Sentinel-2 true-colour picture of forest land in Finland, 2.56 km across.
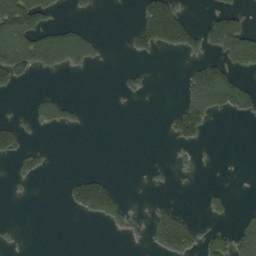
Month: September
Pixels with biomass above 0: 24%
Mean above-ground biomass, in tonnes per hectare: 36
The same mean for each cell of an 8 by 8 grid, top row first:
153 56 5 0 76 109 24 45
130 139 130 2 48 65 52 135
51 2 0 0 20 1 144 44
6 53 15 0 0 40 89 48
66 8 0 0 0 23 8 0
16 10 31 17 3 7 0 1
0 0 51 84 5 25 26 4
2 0 0 2 9 123 44 66
